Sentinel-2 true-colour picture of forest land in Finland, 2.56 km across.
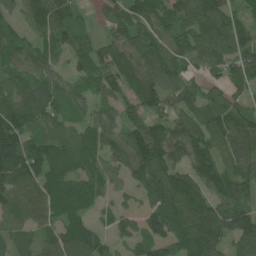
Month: June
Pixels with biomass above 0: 90%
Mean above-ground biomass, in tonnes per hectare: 92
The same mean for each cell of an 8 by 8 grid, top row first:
48 120 39 60 112 118 147 85
84 66 62 90 102 82 122 92
86 81 67 110 118 83 49 62
140 112 55 62 83 77 86 76
136 114 102 80 160 114 98 93
109 113 72 75 120 117 112 93
67 91 86 44 58 107 113 84
56 64 143 54 84 104 150 111
